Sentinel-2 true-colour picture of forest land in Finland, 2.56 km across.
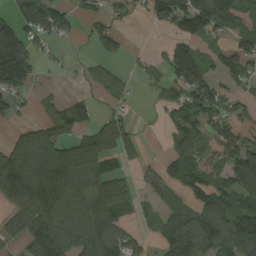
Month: August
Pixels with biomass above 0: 63%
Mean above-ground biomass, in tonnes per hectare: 91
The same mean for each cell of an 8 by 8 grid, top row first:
80 128 39 44 36 145 158 132
174 29 4 46 3 96 48 75
159 7 10 33 32 95 96 50
36 45 82 28 2 67 101 48
101 128 119 120 30 73 120 102
181 223 154 94 33 91 135 176
71 190 123 156 35 73 122 117
46 138 140 120 34 151 138 147
